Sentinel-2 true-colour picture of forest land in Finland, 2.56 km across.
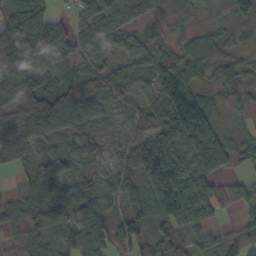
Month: October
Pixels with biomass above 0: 92%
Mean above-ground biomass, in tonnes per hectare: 71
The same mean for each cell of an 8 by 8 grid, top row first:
70 73 56 71 30 27 12 60
149 108 54 44 50 37 60 30
109 80 45 74 56 99 35 52
106 157 92 28 50 134 81 32
91 48 61 21 85 85 132 32
27 88 51 64 87 106 91 30
64 87 103 64 69 113 68 44
75 92 97 96 85 75 49 109
